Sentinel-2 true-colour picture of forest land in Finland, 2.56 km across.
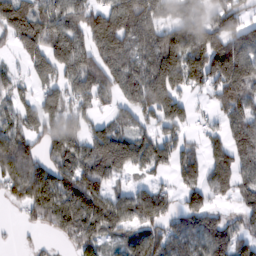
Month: February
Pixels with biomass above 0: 78%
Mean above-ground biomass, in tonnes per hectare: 103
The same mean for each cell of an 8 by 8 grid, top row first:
153 133 133 171 137 91 95 69
67 140 148 142 106 180 188 126
49 74 127 97 137 94 136 174
77 108 77 46 88 93 29 114
178 87 103 141 95 74 63 140
256 133 114 70 35 64 91 113
30 125 138 113 126 53 71 52
7 15 93 48 116 76 102 82
